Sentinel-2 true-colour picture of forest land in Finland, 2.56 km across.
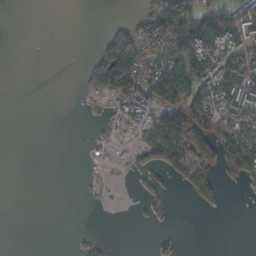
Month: October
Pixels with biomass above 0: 35%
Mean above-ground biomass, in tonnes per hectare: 38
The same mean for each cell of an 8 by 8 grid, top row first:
0 0 0 0 43 136 135 106
0 0 0 61 71 96 108 87
0 0 3 92 87 130 83 101
0 0 1 29 78 111 100 77
0 0 2 13 56 159 118 107
0 0 1 3 12 41 71 50
0 0 0 0 8 3 16 0
0 0 7 2 0 12 0 0
